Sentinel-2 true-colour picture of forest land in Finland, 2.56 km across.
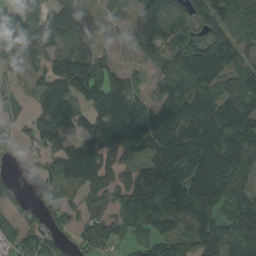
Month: August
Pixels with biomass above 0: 81%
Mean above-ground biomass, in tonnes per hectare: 100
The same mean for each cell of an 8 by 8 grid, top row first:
101 89 104 25 115 120 105 127
74 100 104 22 87 110 160 91
35 115 156 101 25 103 127 98
29 121 79 169 101 132 125 188
32 83 89 134 136 170 167 179
15 50 110 69 113 170 221 125
46 44 47 65 126 132 124 126
68 57 37 62 54 85 98 125
